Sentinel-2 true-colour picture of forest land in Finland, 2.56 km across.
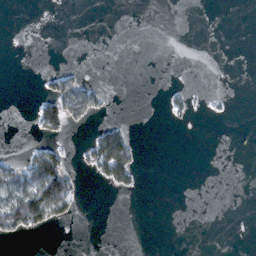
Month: February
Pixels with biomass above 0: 12%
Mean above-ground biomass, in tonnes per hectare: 11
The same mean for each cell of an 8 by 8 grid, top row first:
0 0 0 0 0 0 0 0
0 0 0 0 0 0 0 0
0 18 27 0 0 0 0 0
0 54 50 2 0 10 3 0
0 19 6 95 1 0 0 0
41 102 8 51 2 0 0 0
88 92 6 0 0 0 0 0
10 1 0 0 0 0 0 0
